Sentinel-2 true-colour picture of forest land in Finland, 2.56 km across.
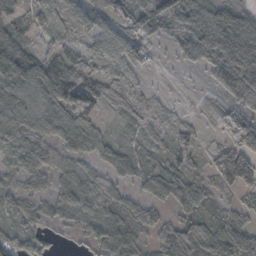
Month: October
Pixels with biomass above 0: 89%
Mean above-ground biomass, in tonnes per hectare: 66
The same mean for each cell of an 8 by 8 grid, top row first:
62 38 57 55 101 75 71 85
75 74 49 53 65 34 103 163
80 117 128 70 25 6 20 125
103 85 97 25 86 42 22 62
64 84 54 45 51 100 33 68
31 58 94 43 66 81 48 112
55 46 94 89 67 54 32 46
39 28 22 74 36 61 86 103
